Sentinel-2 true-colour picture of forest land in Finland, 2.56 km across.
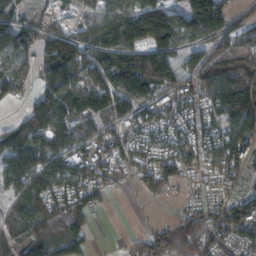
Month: November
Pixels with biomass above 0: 80%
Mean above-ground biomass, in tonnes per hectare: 90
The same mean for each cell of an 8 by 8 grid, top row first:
61 41 39 106 161 85 146 41
103 91 107 130 144 102 76 113
97 83 115 132 162 90 92 154
15 125 140 129 79 102 94 161
96 101 103 110 99 100 89 117
48 104 99 74 76 81 73 57
65 108 87 9 4 21 80 107
60 105 72 4 64 84 74 81
